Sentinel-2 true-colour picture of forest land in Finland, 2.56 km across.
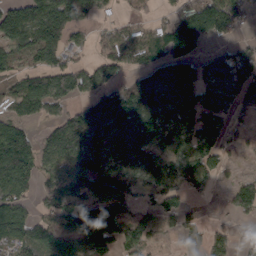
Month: March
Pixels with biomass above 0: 72%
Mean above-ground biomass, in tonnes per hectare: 92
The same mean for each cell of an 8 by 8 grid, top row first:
60 91 68 30 28 91 195 77
67 81 45 97 109 159 39 51
66 75 72 79 121 178 74 106
57 50 76 165 200 129 103 67
101 67 104 112 179 129 122 33
112 60 91 95 101 121 118 36
83 58 108 150 69 93 10 98
96 96 121 124 93 51 109 29
